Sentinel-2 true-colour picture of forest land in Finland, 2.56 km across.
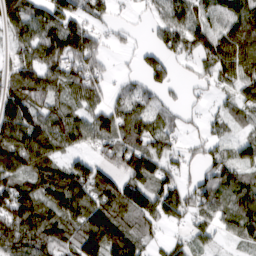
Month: March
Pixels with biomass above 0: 80%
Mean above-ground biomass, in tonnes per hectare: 79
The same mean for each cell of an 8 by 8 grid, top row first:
99 102 76 27 16 76 66 91
62 110 137 20 33 69 108 134
79 92 84 25 50 30 39 89
109 90 73 80 76 31 24 61
121 109 67 78 87 39 39 60
91 105 99 79 105 57 70 73
131 106 114 115 137 113 84 109
106 91 112 130 55 28 45 61
